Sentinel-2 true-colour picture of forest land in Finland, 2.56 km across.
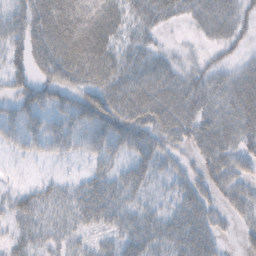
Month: October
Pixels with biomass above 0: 77%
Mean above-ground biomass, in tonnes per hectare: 38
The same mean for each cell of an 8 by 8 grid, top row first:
39 70 68 53 40 26 39 30
37 68 81 50 31 9 11 15
29 38 42 51 48 43 37 40
37 36 51 59 58 59 39 48
27 38 37 49 41 32 42 34
2 8 15 40 33 27 37 41
36 34 46 49 26 34 38 34
30 27 21 27 50 51 46 11
